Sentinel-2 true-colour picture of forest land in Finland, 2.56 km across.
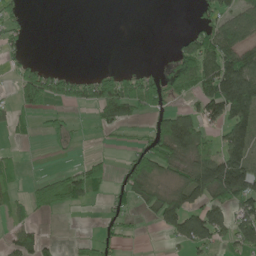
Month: June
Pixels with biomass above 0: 43%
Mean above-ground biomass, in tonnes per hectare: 53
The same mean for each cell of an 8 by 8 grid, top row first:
32 0 0 0 0 0 45 88
26 0 0 0 0 27 121 120
45 83 54 74 51 50 112 211
46 28 12 92 45 71 76 159
9 9 5 8 26 153 53 131
27 21 68 22 94 48 140 158
27 52 25 28 31 102 104 89
49 19 9 23 3 52 88 65
